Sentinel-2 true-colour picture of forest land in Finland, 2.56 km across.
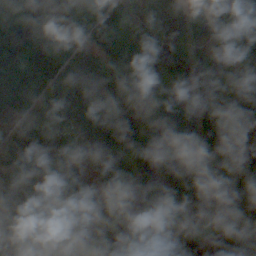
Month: October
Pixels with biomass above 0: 95%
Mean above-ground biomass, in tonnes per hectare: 97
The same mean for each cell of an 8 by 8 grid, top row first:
118 135 96 96 76 72 44 82
150 128 56 125 93 120 53 83
116 122 112 91 97 110 110 80
84 71 98 92 58 75 93 74
83 96 69 126 127 94 89 71
102 93 64 124 95 116 80 79
125 77 152 121 104 99 111 111
89 52 83 122 109 106 87 123
